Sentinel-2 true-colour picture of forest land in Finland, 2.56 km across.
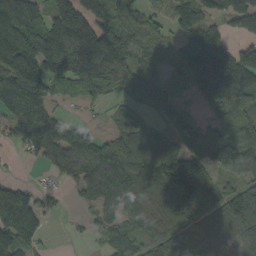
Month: September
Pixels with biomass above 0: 79%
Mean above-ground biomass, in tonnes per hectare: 104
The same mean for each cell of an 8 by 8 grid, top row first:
196 94 157 112 51 78 72 107
212 180 224 221 61 45 156 72
195 124 156 150 75 51 178 153
139 117 15 31 50 69 38 113
41 127 142 105 130 86 119 109
10 20 98 177 124 168 104 86
174 31 23 91 112 129 90 158
122 22 9 79 60 76 75 70
